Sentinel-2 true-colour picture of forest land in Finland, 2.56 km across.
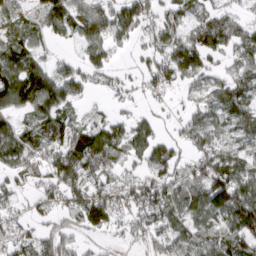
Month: March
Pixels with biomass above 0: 75%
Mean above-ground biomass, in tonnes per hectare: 62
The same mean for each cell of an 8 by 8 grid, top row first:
52 97 77 83 68 49 47 28
71 25 43 48 25 106 99 63
104 107 62 27 31 65 48 55
66 99 24 24 19 11 62 79
76 74 102 88 62 33 58 47
44 57 89 58 47 54 97 78
35 30 88 78 86 65 96 125
52 75 35 18 48 69 62 89
